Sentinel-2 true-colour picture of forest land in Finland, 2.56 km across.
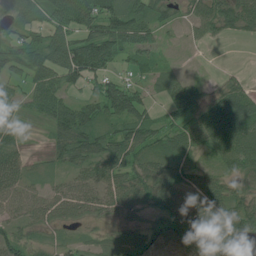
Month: July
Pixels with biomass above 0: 80%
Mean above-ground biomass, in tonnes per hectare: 60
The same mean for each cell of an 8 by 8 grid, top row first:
59 61 92 97 72 31 70 83
74 109 108 110 60 6 10 0
54 91 79 67 31 42 11 23
50 75 91 78 64 63 81 118
43 23 76 79 67 53 66 102
65 19 42 75 69 66 47 53
60 64 58 51 42 58 68 65
54 22 25 44 40 55 78 31
